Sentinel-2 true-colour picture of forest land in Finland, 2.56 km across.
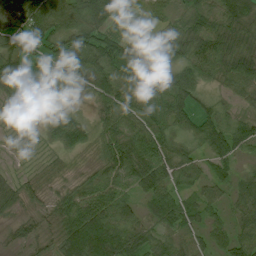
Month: July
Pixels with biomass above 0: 90%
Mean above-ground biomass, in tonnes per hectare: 50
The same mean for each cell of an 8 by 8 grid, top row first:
81 92 78 44 10 29 59 60
61 45 86 60 19 31 84 61
70 56 53 72 41 60 40 72
16 31 19 63 60 57 36 23
2 18 43 64 78 47 58 61
16 17 12 60 69 48 36 34
22 27 84 83 36 57 48 50
20 25 115 123 55 37 45 57
